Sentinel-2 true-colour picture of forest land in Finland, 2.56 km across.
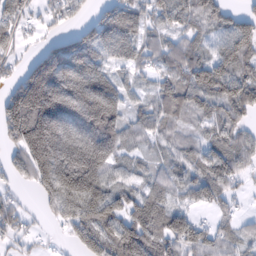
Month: February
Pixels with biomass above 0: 82%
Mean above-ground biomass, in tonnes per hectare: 95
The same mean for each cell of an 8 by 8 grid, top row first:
52 37 37 93 65 75 99 64
25 81 130 85 60 67 49 112
69 262 173 95 32 79 147 119
176 250 202 144 56 80 69 72
103 299 203 139 43 57 71 78
41 177 233 77 49 55 95 46
43 41 144 114 113 68 34 17
26 7 62 126 154 98 77 51
